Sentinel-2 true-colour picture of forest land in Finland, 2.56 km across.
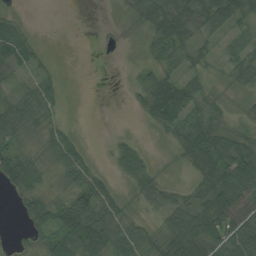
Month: August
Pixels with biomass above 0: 70%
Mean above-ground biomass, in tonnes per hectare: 34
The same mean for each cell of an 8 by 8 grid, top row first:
13 0 0 2 39 68 77 58
56 3 0 2 13 53 11 24
13 23 0 0 36 54 23 22
47 26 0 0 25 69 30 8
28 33 29 16 10 24 68 47
62 20 50 19 46 2 46 82
10 49 71 44 16 49 62 62
6 40 91 47 25 67 83 68
